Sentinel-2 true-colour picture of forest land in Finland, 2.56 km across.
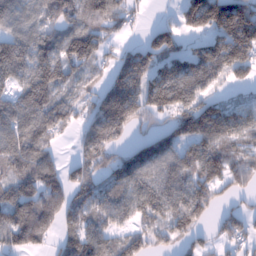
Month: January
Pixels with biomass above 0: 77%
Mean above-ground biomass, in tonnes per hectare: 103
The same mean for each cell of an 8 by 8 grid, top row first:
107 93 124 118 17 33 185 199
136 115 175 40 83 87 84 180
95 158 61 83 125 155 102 48
141 139 65 192 113 126 124 74
112 78 58 107 95 99 114 82
95 107 86 93 119 116 122 91
141 123 87 98 127 119 92 36
96 54 115 80 82 57 37 73
